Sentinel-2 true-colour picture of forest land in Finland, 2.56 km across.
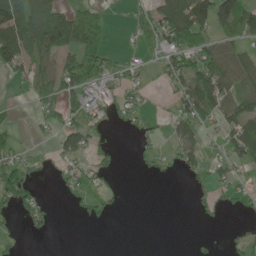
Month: June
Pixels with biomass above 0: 44%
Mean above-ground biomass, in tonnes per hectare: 41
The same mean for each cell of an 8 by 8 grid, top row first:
97 181 102 14 37 103 111 105
105 103 107 8 22 76 57 33
24 56 97 44 21 55 99 48
6 37 53 35 25 39 58 64
24 8 64 19 13 38 21 89
45 5 35 21 6 11 33 27
35 18 17 16 0 0 15 16
14 7 0 0 0 0 4 16
